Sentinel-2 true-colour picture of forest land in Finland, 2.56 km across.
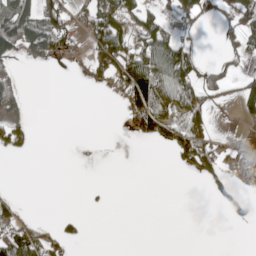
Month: May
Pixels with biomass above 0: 31%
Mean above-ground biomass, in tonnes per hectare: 34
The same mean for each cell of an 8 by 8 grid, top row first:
83 83 39 68 52 39 33 68
95 90 20 109 52 63 1 40
37 0 8 61 147 105 51 42
45 0 0 1 136 47 49 36
47 0 0 0 13 59 64 9
0 0 0 0 0 1 40 7
28 0 1 2 0 0 0 20
89 53 17 0 0 0 0 0
